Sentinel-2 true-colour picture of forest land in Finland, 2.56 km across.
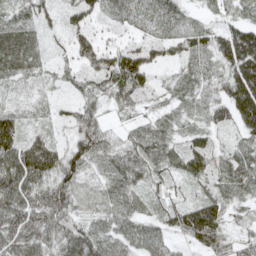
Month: May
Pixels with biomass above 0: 92%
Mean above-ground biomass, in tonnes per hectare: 61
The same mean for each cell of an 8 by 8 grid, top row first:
47 30 62 35 52 56 21 34
104 30 52 41 53 49 74 165
35 17 25 74 56 34 35 149
40 19 43 29 31 27 41 133
101 74 68 51 92 43 60 39
123 81 57 60 69 50 65 67
99 97 35 48 47 70 104 33
88 74 95 59 82 33 93 38
